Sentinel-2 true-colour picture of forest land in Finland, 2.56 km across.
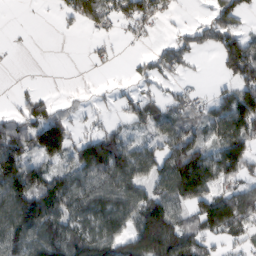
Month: February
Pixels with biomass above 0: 65%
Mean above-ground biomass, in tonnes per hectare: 74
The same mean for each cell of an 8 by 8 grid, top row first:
0 2 81 64 85 13 32 57
2 0 0 15 11 74 55 124
3 0 0 4 36 28 4 102
42 74 22 17 67 68 49 123
116 134 65 102 53 134 75 101
178 89 80 117 82 164 130 77
150 132 87 113 140 98 90 114
113 127 127 120 175 130 53 39
